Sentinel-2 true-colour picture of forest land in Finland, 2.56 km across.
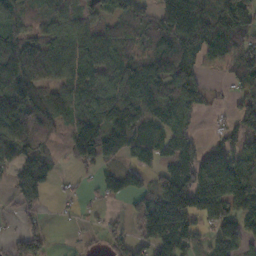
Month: October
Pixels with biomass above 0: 74%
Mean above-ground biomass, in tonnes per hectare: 98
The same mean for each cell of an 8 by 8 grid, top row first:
101 56 62 88 75 154 90 153
154 97 89 88 64 117 75 41
189 109 94 101 161 133 20 53
172 133 95 154 107 87 19 90
125 33 146 136 108 98 37 70
115 98 16 66 60 178 230 173
54 21 16 13 97 224 194 96
65 45 8 71 82 195 76 103
